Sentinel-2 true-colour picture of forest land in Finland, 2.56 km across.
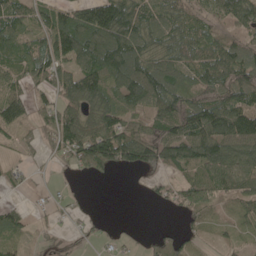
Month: May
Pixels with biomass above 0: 74%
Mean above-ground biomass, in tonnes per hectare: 74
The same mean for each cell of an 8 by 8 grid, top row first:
77 74 97 152 95 79 47 74
68 100 138 140 103 102 89 92
47 88 139 102 149 93 98 113
81 66 103 104 58 107 126 112
27 40 143 173 126 137 136 123
25 6 27 23 36 37 77 93
37 30 14 0 2 33 40 40
38 6 14 23 21 61 12 19
